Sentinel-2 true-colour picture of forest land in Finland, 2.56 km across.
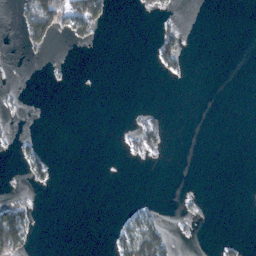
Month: February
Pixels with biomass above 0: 12%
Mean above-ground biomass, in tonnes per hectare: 8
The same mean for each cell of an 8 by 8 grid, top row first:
15 78 75 9 3 4 0 0
2 12 4 0 0 26 0 0
0 1 0 0 0 3 0 0
2 0 0 0 6 0 0 0
8 2 0 0 22 0 0 0
1 17 0 0 0 0 0 0
41 0 0 0 12 3 1 0
76 0 0 14 75 8 0 5
